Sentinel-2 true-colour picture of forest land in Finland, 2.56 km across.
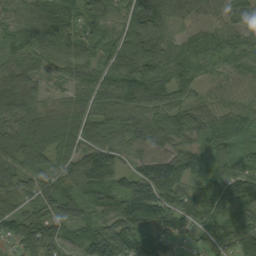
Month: September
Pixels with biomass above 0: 95%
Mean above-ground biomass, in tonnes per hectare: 92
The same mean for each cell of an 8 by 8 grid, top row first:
66 101 95 57 127 69 39 66
64 85 83 71 51 57 67 61
77 42 69 104 128 89 30 39
104 67 76 91 102 78 69 79
109 113 93 83 85 87 111 92
92 69 118 106 131 139 149 159
70 78 72 105 147 117 164 128
87 107 91 162 150 64 75 124
